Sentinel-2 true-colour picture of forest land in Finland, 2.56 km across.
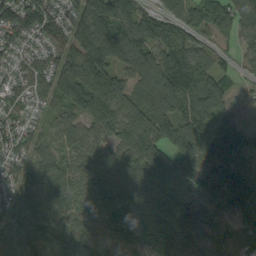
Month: September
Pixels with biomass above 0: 92%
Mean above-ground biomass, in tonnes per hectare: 115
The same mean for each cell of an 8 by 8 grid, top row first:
124 117 103 153 106 74 132 103
68 74 131 175 153 188 52 45
50 78 193 117 114 220 168 31
67 51 112 149 119 140 206 25
75 64 81 105 189 152 176 148
86 102 96 140 121 183 118 126
86 107 117 167 107 77 106 103
112 142 128 108 91 147 108 74
